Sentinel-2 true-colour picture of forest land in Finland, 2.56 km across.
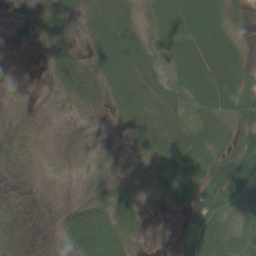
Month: June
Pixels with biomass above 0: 74%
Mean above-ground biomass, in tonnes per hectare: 32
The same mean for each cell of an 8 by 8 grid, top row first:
15 39 18 53 27 53 54 22
8 25 13 44 39 43 75 30
3 9 44 42 64 33 74 55
1 2 14 19 50 45 47 42
11 2 2 14 46 72 52 56
1 3 7 25 20 42 44 59
2 3 34 55 24 24 47 40
9 4 67 66 11 14 63 37
